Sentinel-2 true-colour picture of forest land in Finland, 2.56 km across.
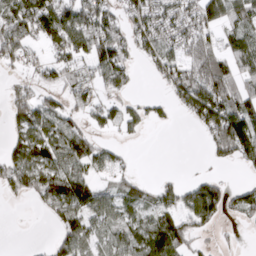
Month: March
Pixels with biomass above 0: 61%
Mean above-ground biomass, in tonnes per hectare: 57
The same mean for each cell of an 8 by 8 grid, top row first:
92 97 93 60 72 60 85 69
76 41 70 109 51 55 70 75
23 26 38 59 6 78 125 79
63 70 42 46 38 26 116 99
51 86 83 20 4 0 39 119
78 91 84 34 11 9 25 7
2 38 86 57 47 70 129 58
0 15 69 58 70 90 18 5
